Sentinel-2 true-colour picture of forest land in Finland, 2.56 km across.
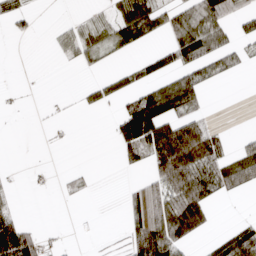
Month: April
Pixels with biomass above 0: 38%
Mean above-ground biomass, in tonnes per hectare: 32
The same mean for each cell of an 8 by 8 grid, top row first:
27 0 9 29 56 44 75 41
0 3 43 30 14 56 59 21
0 0 3 25 31 59 32 3
1 2 9 11 93 63 9 0
0 3 0 16 90 127 62 17
2 2 12 0 23 104 70 69
16 0 1 0 101 90 36 0
115 15 1 1 103 68 14 75
